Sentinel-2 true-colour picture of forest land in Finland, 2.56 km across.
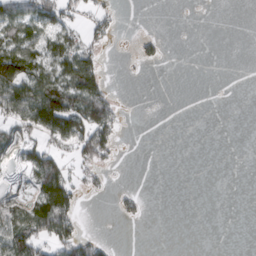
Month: March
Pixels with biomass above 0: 31%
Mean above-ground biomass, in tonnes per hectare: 25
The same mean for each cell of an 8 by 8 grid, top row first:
53 54 17 15 0 0 0 0
63 51 47 6 18 0 0 0
96 68 92 7 2 0 0 0
56 124 88 49 0 0 0 0
44 39 68 46 0 0 0 0
4 94 21 3 0 0 0 0
53 110 19 4 9 0 0 0
76 55 45 5 0 0 0 0
